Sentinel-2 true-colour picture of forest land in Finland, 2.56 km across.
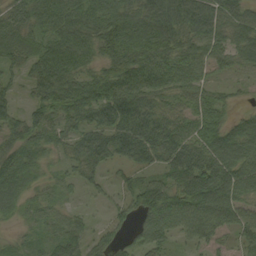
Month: September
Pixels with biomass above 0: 87%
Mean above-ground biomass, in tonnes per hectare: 70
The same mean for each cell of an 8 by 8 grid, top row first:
71 85 90 103 95 88 80 67
89 80 90 92 112 86 69 76
29 90 79 89 97 73 36 18
43 75 84 91 84 53 65 26
69 56 61 82 94 81 84 96
91 29 47 19 49 87 139 95
42 38 14 32 105 103 111 72
19 40 59 38 72 35 50 39
